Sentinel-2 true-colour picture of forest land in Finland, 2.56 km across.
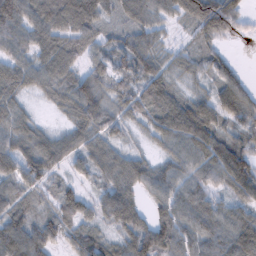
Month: February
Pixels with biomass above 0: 90%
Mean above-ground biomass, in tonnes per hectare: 69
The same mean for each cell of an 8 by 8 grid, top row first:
99 97 121 42 63 58 150 60
62 81 61 47 71 23 43 6
74 72 72 70 86 37 48 54
61 15 90 60 60 99 78 89
76 70 58 50 18 74 95 61
87 63 31 66 70 70 69 96
62 40 67 88 47 88 85 68
96 68 75 45 98 87 76 115
